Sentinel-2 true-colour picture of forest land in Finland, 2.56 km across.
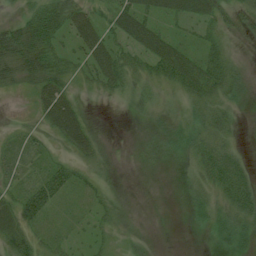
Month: July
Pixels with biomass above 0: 77%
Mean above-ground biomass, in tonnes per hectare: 25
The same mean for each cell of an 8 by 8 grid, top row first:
14 51 43 36 40 29 34 19
64 51 31 37 41 37 24 8
34 45 18 44 28 47 49 23
3 52 30 0 11 18 36 11
19 14 43 3 7 25 43 13
19 39 21 7 3 5 39 40
33 35 9 16 2 2 27 44
34 16 9 18 9 0 5 25
